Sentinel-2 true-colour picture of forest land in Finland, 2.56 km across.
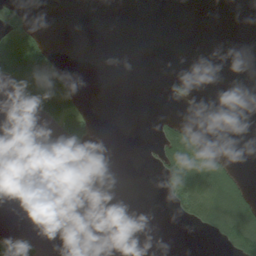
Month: August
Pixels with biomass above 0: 17%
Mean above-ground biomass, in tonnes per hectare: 19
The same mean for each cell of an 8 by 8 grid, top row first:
57 0 0 0 0 0 0 0
82 42 0 0 0 0 0 0
90 166 8 0 0 8 0 0
13 100 35 0 0 3 0 0
0 0 18 0 3 67 18 0
0 0 0 0 0 65 58 17
0 0 0 0 0 27 84 84
47 4 0 0 0 0 8 120
